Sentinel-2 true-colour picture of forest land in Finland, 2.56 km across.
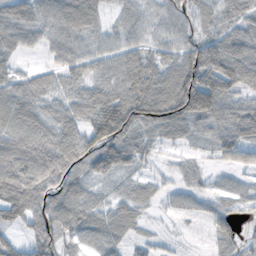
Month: November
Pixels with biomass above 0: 85%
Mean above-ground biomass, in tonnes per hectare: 57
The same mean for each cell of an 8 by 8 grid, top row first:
88 80 93 24 43 53 43 62
57 53 68 52 51 59 100 82
62 43 50 69 94 100 115 88
83 47 57 117 91 87 99 67
69 71 73 72 36 31 33 48
82 68 42 12 25 19 19 19
84 68 63 44 32 19 28 30
42 71 37 45 20 7 17 37
